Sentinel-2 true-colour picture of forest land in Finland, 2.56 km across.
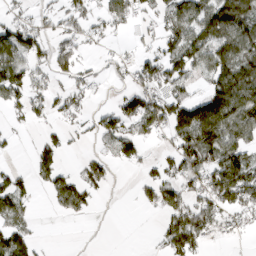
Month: March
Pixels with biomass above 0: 55%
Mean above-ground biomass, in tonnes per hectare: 61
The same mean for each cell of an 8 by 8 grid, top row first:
30 32 49 79 45 80 109 142
105 58 43 16 27 82 111 106
98 48 38 22 68 78 71 140
33 45 42 57 122 103 152 121
11 43 19 57 55 71 90 76
48 57 45 22 27 70 101 102
59 11 60 2 20 91 81 75
86 3 1 0 1 92 35 11
